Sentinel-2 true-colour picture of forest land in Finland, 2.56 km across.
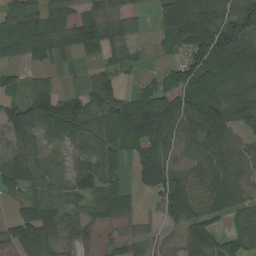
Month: August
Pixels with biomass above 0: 79%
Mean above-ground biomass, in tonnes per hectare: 75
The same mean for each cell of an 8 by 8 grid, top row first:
71 72 77 82 28 164 126 138
98 88 84 82 15 42 131 132
46 43 17 49 17 72 100 96
89 124 95 88 114 114 122 83
64 44 63 76 104 93 107 63
97 53 73 46 69 85 57 70
40 96 36 53 13 110 41 70
89 84 36 28 40 24 97 93
